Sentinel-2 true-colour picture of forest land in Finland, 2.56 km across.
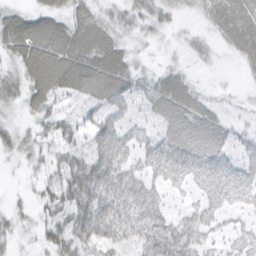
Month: March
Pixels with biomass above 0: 78%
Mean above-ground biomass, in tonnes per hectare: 38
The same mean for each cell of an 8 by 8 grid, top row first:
31 38 37 28 36 20 25 45
47 73 67 51 8 9 15 35
25 69 67 75 29 37 3 4
12 34 21 45 21 53 30 7
23 16 25 70 39 64 53 27
3 22 64 70 41 56 64 58
11 28 62 68 73 13 45 28
15 35 55 50 48 68 26 31
